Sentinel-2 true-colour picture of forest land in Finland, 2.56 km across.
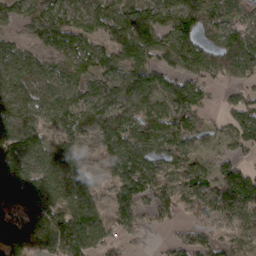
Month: March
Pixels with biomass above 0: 82%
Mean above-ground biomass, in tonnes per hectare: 72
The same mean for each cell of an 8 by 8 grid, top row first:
52 78 53 82 83 101 81 60
41 38 69 75 99 120 68 114
75 65 56 65 72 65 55 48
81 71 71 77 75 84 26 80
100 62 43 76 98 82 25 44
118 83 70 56 95 56 77 109
86 85 124 57 52 39 70 115
105 97 138 55 8 35 46 24
